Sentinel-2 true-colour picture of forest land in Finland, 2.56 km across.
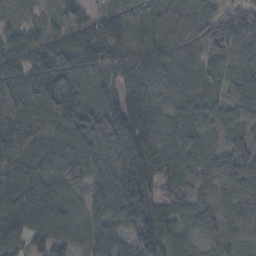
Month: November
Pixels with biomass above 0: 96%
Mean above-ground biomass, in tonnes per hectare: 89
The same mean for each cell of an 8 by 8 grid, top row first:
23 40 79 91 88 79 66 78
69 90 119 119 109 77 80 91
117 148 130 62 118 92 68 83
103 109 115 122 110 74 64 55
73 70 102 156 129 89 59 49
66 87 117 174 152 84 60 80
98 113 76 151 117 61 50 85
51 64 60 67 113 56 50 66
